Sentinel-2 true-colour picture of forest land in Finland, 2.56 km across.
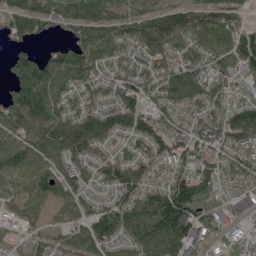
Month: May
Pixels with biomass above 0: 90%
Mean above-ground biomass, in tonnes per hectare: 98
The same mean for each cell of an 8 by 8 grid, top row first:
123 107 109 78 111 123 93 58
48 33 101 119 112 113 97 116
93 139 108 92 101 115 105 48
150 141 111 122 112 91 103 101
104 119 130 69 92 108 105 99
69 104 63 81 90 115 107 114
52 49 57 91 140 228 112 39
22 52 86 91 128 138 59 88
